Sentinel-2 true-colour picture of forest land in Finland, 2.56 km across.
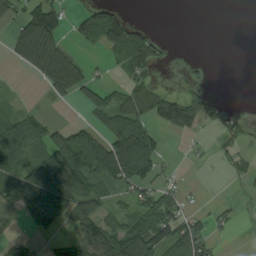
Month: August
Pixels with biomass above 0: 49%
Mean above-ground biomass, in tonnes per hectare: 60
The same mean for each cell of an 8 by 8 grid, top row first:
41 125 33 57 0 0 0 0
59 122 17 52 83 2 0 0
2 84 82 14 45 7 12 0
37 12 12 86 105 146 69 9
95 96 129 121 139 1 8 23
83 186 148 99 95 22 0 23
46 210 129 59 70 63 16 15
41 23 125 157 148 106 51 0
